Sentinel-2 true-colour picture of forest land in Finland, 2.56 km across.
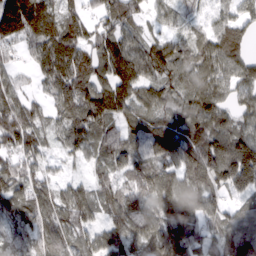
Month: March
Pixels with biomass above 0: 91%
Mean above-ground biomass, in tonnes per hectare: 86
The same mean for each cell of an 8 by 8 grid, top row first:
170 105 78 76 53 38 45 66
46 121 117 104 81 66 72 85
45 81 105 108 99 69 88 90
113 51 110 100 69 59 109 67
92 48 87 84 82 104 105 128
93 57 27 72 97 110 127 160
70 95 113 89 91 125 87 60
58 86 64 86 72 107 71 92
